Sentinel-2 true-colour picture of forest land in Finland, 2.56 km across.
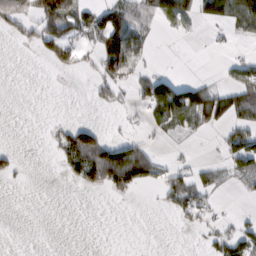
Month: February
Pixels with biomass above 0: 33%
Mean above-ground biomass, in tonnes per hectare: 40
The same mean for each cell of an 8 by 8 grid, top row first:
67 141 81 74 61 102 80 94
6 78 39 111 52 0 6 7
0 0 3 63 61 47 19 61
0 0 0 6 29 104 109 81
2 10 142 69 40 9 0 84
19 0 72 119 97 47 37 53
0 0 0 0 1 46 35 5
0 0 0 0 0 0 22 81
